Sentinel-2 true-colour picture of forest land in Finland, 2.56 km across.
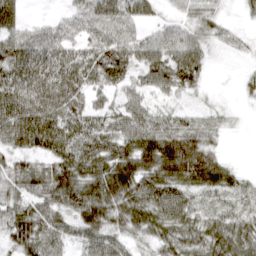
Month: March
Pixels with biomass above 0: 85%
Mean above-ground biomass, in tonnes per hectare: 50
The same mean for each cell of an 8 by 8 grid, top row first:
45 10 37 62 35 19 30 11
67 66 44 68 50 56 29 17
68 70 59 47 36 53 12 12
81 78 58 45 50 27 23 7
57 77 71 62 77 96 52 0
46 63 69 77 73 79 82 24
54 59 74 71 70 66 32 29
55 48 40 49 28 58 58 60
